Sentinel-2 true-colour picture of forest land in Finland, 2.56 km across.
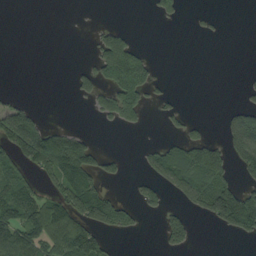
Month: September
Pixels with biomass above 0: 32%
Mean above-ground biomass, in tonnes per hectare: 51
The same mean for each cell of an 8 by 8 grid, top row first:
0 0 0 0 2 29 9 0
0 0 0 135 26 0 0 0
0 0 41 98 103 1 0 4
79 5 0 74 43 22 0 59
105 147 87 0 12 62 102 127
72 51 143 31 26 123 170 43
104 90 118 109 31 27 99 225
124 82 145 22 1 57 0 16
